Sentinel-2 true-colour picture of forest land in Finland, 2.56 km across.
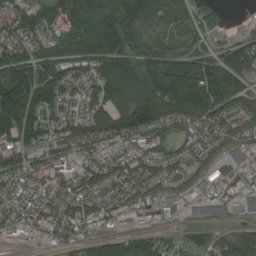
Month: August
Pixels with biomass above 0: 88%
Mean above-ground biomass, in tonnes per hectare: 132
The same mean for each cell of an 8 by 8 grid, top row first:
135 128 189 197 160 110 67 16
150 125 162 167 133 127 93 103
171 164 160 179 158 218 209 125
205 134 176 162 177 147 158 134
154 159 128 129 161 85 104 136
137 154 137 129 134 92 127 130
142 150 133 115 114 97 123 101
52 64 88 104 116 53 69 103
